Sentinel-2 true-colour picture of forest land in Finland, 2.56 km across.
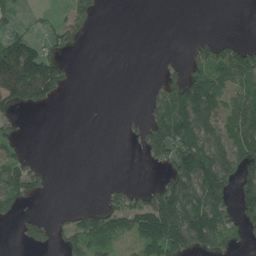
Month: July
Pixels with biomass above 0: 42%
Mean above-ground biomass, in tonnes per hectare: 60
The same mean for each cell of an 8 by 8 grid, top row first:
22 10 77 0 0 0 0 0
151 57 23 0 0 1 67 62
205 176 1 0 2 57 94 77
43 10 0 0 26 142 104 87
40 0 0 0 63 150 111 112
113 22 0 1 0 120 155 116
48 2 32 78 120 158 165 88
13 40 88 59 128 144 121 52
